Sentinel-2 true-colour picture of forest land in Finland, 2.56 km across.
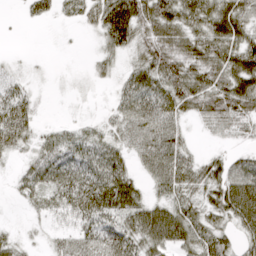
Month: April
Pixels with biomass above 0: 77%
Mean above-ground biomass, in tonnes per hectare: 46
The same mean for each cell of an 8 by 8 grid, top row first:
3 22 30 82 64 65 70 66
1 0 1 39 47 63 65 64
25 4 5 19 62 73 65 79
88 2 3 24 75 53 58 67
55 34 46 37 63 54 7 16
20 63 67 68 30 66 50 67
6 40 67 61 58 55 45 83
20 19 62 68 67 65 59 36
